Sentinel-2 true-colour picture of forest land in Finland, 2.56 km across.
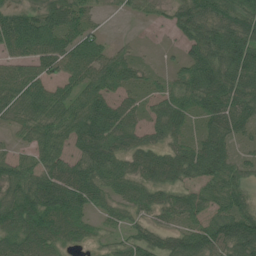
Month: July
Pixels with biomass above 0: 87%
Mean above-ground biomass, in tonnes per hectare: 64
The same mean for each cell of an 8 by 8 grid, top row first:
61 76 59 10 17 63 95 88
78 101 95 36 7 20 99 89
89 68 77 79 35 39 87 75
61 80 68 68 39 66 64 72
26 66 60 71 50 47 68 36
74 77 74 75 60 57 70 55
89 93 67 45 49 67 59 73
68 68 39 27 61 65 84 121
